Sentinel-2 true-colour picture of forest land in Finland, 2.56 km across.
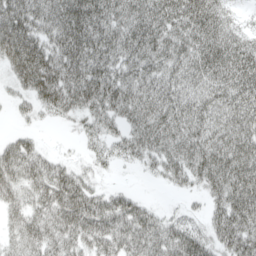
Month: April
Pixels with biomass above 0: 88%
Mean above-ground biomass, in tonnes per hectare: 74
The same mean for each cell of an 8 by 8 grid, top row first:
112 96 129 95 102 107 101 25
121 91 112 90 93 79 103 82
55 108 95 84 73 74 80 94
20 37 56 59 76 94 79 95
54 9 17 42 65 82 90 108
77 77 46 9 14 52 88 112
54 76 98 77 43 14 39 103
47 71 75 78 85 86 66 95
